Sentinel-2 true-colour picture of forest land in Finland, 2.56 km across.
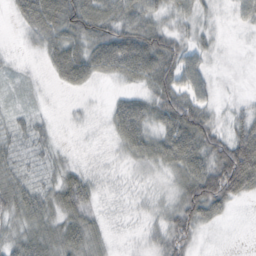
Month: October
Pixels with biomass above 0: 74%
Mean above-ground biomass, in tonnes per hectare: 34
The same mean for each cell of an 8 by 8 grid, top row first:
25 81 70 52 55 32 17 24
4 37 55 77 73 44 23 2
7 10 43 25 41 56 29 2
11 4 6 28 48 71 35 22
24 18 2 15 51 69 62 81
32 18 27 8 12 30 75 105
46 37 41 6 13 41 67 6
37 44 45 9 10 43 2 0
